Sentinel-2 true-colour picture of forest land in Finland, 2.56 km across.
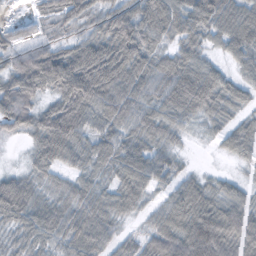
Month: October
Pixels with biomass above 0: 87%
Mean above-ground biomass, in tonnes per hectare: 63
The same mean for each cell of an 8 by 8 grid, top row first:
20 48 71 77 101 82 79 81
48 45 69 95 76 47 33 75
71 93 124 106 79 91 62 39
88 64 99 78 64 67 49 39
5 109 64 61 61 28 8 56
40 36 40 46 82 38 22 16
90 60 65 54 39 76 81 64
33 48 76 44 40 98 131 69
